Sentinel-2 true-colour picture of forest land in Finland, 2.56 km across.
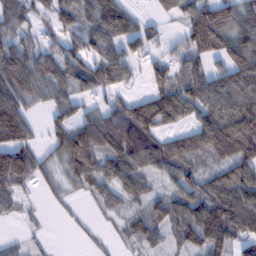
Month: February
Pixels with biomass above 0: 78%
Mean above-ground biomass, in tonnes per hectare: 86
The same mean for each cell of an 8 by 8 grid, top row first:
97 60 97 153 24 48 156 96
103 59 77 92 66 45 129 130
148 101 80 96 41 101 114 138
128 48 53 82 118 109 110 137
125 46 138 126 133 78 122 155
151 46 84 84 73 85 68 96
37 15 12 39 51 90 136 133
18 9 12 14 66 52 118 69
